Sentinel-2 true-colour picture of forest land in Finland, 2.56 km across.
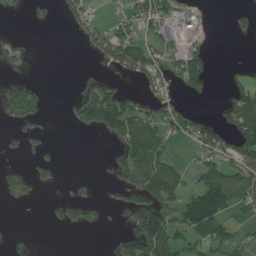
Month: July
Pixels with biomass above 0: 36%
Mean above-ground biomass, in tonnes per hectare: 52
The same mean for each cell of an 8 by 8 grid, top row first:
9 15 63 25 106 67 16 22
16 0 9 123 116 73 28 0
35 1 8 36 65 68 61 40
88 14 57 119 60 82 6 111
10 12 0 15 152 27 86 96
44 22 0 31 115 71 112 75
7 8 41 11 128 100 221 36
1 0 0 13 137 95 108 44
